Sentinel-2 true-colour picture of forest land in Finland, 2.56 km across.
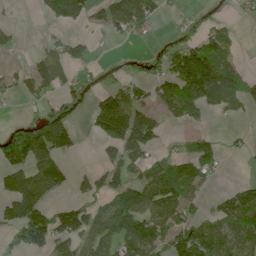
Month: June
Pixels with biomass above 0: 52%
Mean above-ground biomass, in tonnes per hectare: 75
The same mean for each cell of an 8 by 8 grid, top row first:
4 49 68 100 109 15 22 16
26 39 58 9 8 72 111 19
36 109 36 23 66 114 173 74
3 68 32 176 69 60 61 33
161 176 33 92 119 19 57 14
91 117 43 85 90 96 43 4
101 83 95 116 114 90 31 134
61 121 101 123 174 118 174 93
